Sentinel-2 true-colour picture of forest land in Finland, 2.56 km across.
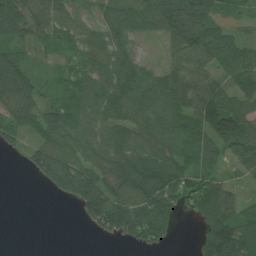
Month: July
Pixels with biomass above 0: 80%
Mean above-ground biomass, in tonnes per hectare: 80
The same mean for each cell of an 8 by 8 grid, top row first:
131 91 47 78 80 145 86 35
63 40 51 77 17 82 119 65
107 39 72 84 80 95 78 78
68 67 93 80 82 104 150 101
40 90 74 90 84 71 92 114
0 109 161 98 154 116 85 35
0 0 76 160 128 62 177 97
0 0 0 30 97 19 143 156
